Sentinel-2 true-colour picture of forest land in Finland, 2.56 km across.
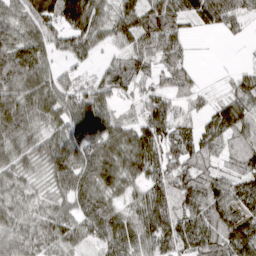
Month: March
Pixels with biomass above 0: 89%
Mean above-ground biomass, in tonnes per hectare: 73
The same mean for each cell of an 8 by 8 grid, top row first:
61 99 156 73 114 103 94 64
105 72 73 35 66 59 1 3
94 74 40 65 52 62 4 46
102 83 101 49 73 62 38 80
89 80 85 109 122 86 64 47
64 56 92 103 94 100 55 54
58 51 74 72 84 87 81 74
70 71 50 89 75 87 70 94
